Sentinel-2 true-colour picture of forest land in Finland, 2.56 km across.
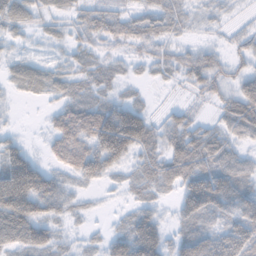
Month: November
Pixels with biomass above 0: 81%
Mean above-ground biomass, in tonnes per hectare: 58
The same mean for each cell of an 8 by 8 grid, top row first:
63 28 38 56 54 57 20 8
16 15 31 23 38 32 30 30
40 49 39 27 13 21 60 44
5 19 76 104 56 29 8 88
41 29 90 169 85 76 80 37
183 82 67 43 51 79 109 86
157 86 22 6 49 46 119 101
74 69 17 62 162 52 93 93
